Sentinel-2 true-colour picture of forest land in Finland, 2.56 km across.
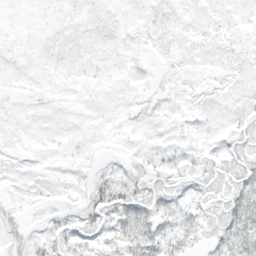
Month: March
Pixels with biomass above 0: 76%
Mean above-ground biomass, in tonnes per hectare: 8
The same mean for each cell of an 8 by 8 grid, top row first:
1 2 5 4 5 4 4 5
3 5 6 5 4 6 5 4
4 4 5 4 3 5 3 6
3 3 2 4 7 5 6 7
4 5 5 3 4 5 5 11
5 4 5 9 11 10 13 19
8 5 10 24 22 14 11 26
11 9 14 13 26 16 10 24
